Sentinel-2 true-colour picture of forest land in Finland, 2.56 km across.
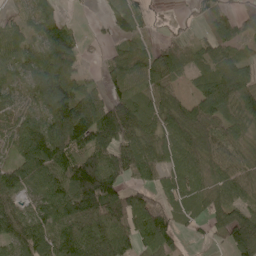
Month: May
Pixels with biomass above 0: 82%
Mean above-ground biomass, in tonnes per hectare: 82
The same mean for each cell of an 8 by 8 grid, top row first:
24 57 3 47 35 5 47 47
67 118 47 23 42 48 51 34
39 122 80 53 84 51 86 106
55 111 147 107 84 93 142 92
56 145 95 111 89 105 89 58
96 90 179 110 70 82 72 73
60 91 154 174 138 42 60 87
84 103 127 163 98 47 18 106
